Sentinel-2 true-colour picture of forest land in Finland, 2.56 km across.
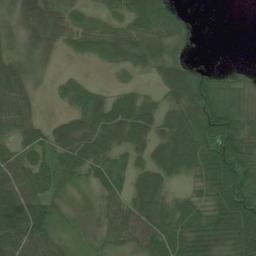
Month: July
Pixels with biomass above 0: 73%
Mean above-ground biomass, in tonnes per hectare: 50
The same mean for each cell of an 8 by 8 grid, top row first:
5 2 27 34 77 30 0 0
11 1 34 64 60 30 0 0
54 4 22 8 13 77 62 25
58 3 54 77 66 59 107 86
41 59 79 54 52 79 89 108
73 52 35 58 54 44 69 83
123 58 4 44 74 55 66 116
91 56 6 35 67 71 79 79
